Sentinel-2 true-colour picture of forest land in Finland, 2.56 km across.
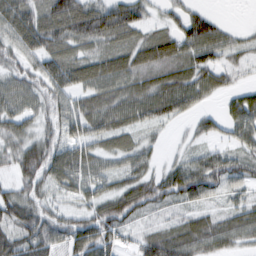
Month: February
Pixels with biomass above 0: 86%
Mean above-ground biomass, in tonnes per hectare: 60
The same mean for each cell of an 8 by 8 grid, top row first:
100 90 114 108 44 35 46 0
57 84 61 72 79 74 78 35
55 67 63 78 78 85 63 20
58 48 67 82 72 60 26 66
53 62 61 51 34 9 28 43
46 66 63 42 51 73 96 59
80 50 41 82 61 36 37 44
75 80 76 42 40 79 71 44
